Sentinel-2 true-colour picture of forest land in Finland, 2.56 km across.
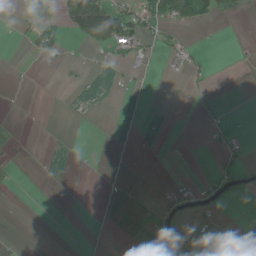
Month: May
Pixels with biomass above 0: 14%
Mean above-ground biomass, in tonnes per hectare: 10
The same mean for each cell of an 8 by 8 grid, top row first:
12 24 99 78 60 65 36 9
2 38 4 28 23 26 2 1
0 0 5 5 6 5 9 0
0 0 0 0 3 0 5 0
10 0 1 3 1 0 5 7
5 0 0 3 0 1 5 18
0 0 0 3 0 17 11 0
0 0 1 2 6 10 9 1
